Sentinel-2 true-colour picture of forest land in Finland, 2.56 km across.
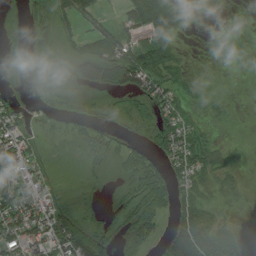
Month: August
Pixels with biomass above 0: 69%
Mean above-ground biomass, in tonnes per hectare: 40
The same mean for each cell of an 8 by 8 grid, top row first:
4 59 64 22 84 39 1 0
4 38 40 79 94 36 1 0
1 20 41 80 76 42 4 2
23 11 15 15 47 54 9 3
71 7 23 36 29 75 45 10
85 30 14 19 75 54 44 21
91 68 28 21 71 46 38 12
70 94 91 29 28 79 89 55
